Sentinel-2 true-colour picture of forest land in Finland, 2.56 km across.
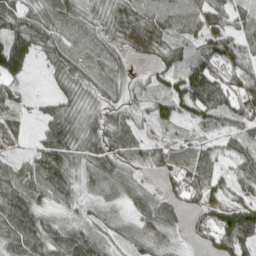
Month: April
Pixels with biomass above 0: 88%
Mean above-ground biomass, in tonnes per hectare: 64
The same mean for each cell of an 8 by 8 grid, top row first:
74 83 66 60 88 79 76 47
100 72 78 58 63 50 66 64
55 23 68 70 25 61 127 89
49 47 60 43 33 52 80 86
43 89 68 55 44 29 25 53
70 111 57 84 31 56 64 60
109 54 42 42 67 41 70 81
94 86 87 47 66 32 33 86
